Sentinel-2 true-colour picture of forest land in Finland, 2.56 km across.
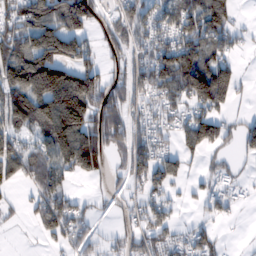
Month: February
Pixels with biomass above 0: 66%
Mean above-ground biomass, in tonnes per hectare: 101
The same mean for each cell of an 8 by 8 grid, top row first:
123 189 187 64 123 113 181 23
119 133 91 66 92 139 118 36
175 270 215 78 121 162 247 59
166 202 241 126 77 63 119 15
84 157 240 98 101 61 117 59
89 145 84 43 106 79 40 26
21 136 54 25 77 35 50 18
1 51 70 43 85 71 78 3
